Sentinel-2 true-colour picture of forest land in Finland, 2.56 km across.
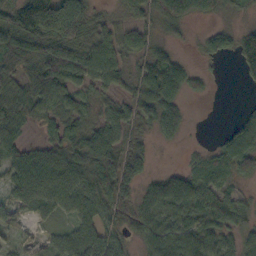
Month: October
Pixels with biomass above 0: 82%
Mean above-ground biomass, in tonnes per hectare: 53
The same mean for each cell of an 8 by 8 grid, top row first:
95 161 90 16 42 65 24 16
112 72 57 53 41 21 42 72
61 109 53 43 57 71 17 13
58 56 42 43 49 49 0 25
51 47 72 67 29 11 10 118
57 77 70 92 37 43 48 43
33 36 56 48 47 72 76 55
15 22 58 47 45 73 70 48
